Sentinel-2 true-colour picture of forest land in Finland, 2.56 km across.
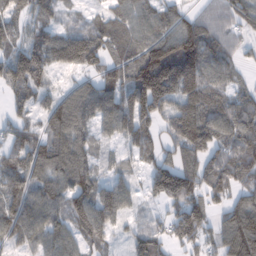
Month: February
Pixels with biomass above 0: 85%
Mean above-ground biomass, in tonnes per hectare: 98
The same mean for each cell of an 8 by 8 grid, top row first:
85 68 26 71 90 87 57 88
88 130 161 92 129 150 127 50
126 62 39 99 185 201 116 47
63 86 93 87 142 135 132 112
81 103 95 34 78 116 117 113
108 105 124 46 54 179 115 86
119 110 105 106 25 86 94 109
81 97 76 37 88 98 77 184
